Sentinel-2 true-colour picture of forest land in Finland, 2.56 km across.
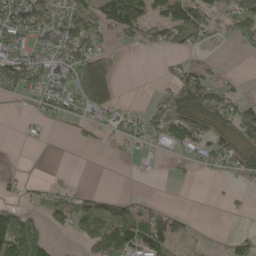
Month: May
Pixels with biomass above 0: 50%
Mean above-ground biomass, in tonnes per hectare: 47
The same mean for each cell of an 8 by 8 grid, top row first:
89 74 59 92 69 88 48 65
66 57 77 25 26 47 23 25
76 66 105 61 0 52 53 12
5 33 38 40 31 102 121 91
3 6 14 16 24 66 72 85
9 5 1 0 9 9 10 48
32 40 68 67 42 16 3 10
108 34 27 157 115 59 4 39
